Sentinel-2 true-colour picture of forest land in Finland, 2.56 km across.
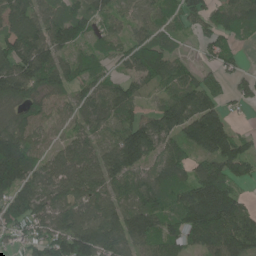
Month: June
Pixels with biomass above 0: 87%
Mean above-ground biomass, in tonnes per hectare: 109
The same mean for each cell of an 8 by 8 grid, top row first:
136 96 79 89 75 60 93 107
150 131 68 59 116 46 54 33
187 127 69 57 82 103 64 47
102 81 81 110 71 174 157 20
188 61 87 112 184 116 134 90
189 81 126 132 112 109 161 81
130 104 114 123 164 114 216 104
46 126 162 152 140 102 136 153
